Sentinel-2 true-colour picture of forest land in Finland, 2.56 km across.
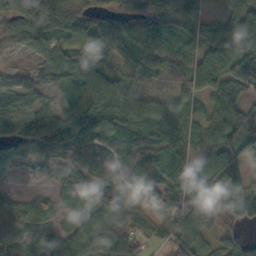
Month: October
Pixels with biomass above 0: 86%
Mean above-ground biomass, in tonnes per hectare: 68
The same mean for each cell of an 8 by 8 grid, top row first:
78 96 78 63 96 112 57 97
34 49 88 88 80 57 77 94
27 41 76 69 27 23 73 103
82 67 107 112 67 58 37 78
75 108 94 73 62 64 66 67
19 42 81 80 59 50 68 56
62 37 81 86 62 79 64 62
65 82 91 72 36 60 41 43
